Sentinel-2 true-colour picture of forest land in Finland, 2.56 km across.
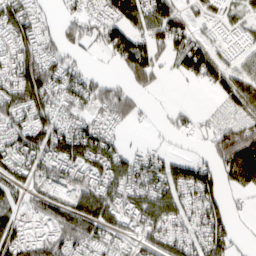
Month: March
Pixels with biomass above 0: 72%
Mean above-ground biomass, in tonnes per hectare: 67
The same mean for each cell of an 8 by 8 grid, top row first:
92 28 54 70 88 80 41 34
78 57 40 73 78 79 64 37
100 116 76 29 83 15 52 71
79 78 59 75 18 28 9 61
80 97 115 58 15 10 30 126
65 102 82 99 97 78 73 107
47 81 112 85 92 73 95 13
83 72 83 56 65 64 88 18
